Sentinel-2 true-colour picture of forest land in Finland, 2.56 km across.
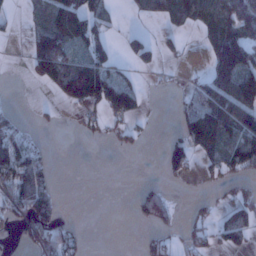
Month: January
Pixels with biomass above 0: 42%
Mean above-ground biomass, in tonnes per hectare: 52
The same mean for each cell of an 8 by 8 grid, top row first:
11 71 118 24 39 101 94 93
1 153 59 37 52 20 38 136
0 80 207 102 10 5 57 137
28 7 16 73 26 19 121 145
108 11 2 9 9 48 95 126
126 59 0 0 1 24 18 54
55 78 0 0 56 19 16 78
10 59 30 0 12 19 39 59
